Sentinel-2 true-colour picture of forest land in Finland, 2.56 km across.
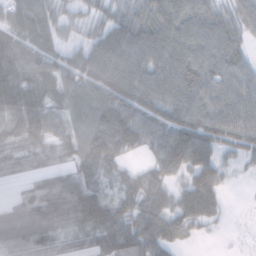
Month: November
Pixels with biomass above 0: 86%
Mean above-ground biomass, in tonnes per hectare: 52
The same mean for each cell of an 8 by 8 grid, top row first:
49 44 25 36 49 64 50 47
52 45 36 67 64 64 58 41
66 48 52 66 59 66 67 67
77 56 49 75 58 60 67 74
64 49 54 62 45 90 65 47
26 44 62 43 36 37 61 8
39 69 101 68 54 54 60 2
55 60 35 35 53 44 5 4
